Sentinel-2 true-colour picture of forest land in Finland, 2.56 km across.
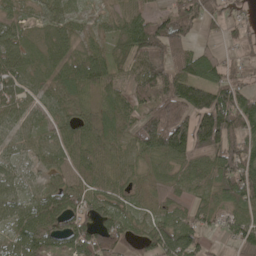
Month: May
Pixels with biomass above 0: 87%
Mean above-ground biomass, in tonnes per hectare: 81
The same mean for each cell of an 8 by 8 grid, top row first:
39 53 34 39 74 117 87 41
83 58 45 40 150 124 30 44
77 53 98 70 127 145 114 71
65 51 41 63 98 142 181 158
53 59 72 56 103 151 140 117
64 52 39 55 32 41 68 138
70 110 72 69 32 37 52 84
77 142 132 128 63 128 42 82
